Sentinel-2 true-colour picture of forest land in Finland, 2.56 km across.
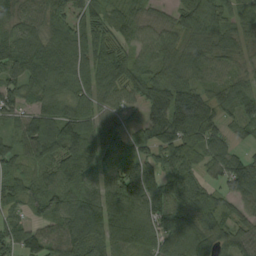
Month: August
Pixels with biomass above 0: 92%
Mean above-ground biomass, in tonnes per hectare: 92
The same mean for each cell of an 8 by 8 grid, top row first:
69 74 79 58 44 50 85 53
118 118 89 96 53 75 77 53
89 101 75 126 115 88 50 60
62 85 89 75 87 182 126 76
62 128 157 119 81 130 94 32
83 62 156 84 131 89 47 128
56 78 132 149 128 105 84 60
80 96 134 124 108 108 102 71
